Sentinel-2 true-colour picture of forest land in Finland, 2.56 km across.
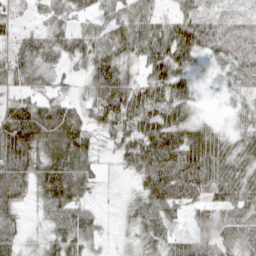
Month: April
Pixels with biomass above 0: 90%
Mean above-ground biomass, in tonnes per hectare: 62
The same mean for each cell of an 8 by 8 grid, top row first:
32 39 39 49 66 45 35 31
51 58 58 60 70 98 63 72
56 42 29 100 58 81 9 47
92 84 51 83 103 80 7 29
134 104 91 42 107 117 80 47
89 101 77 7 69 124 83 61
52 65 61 5 61 60 50 55
46 46 69 11 39 43 64 70
